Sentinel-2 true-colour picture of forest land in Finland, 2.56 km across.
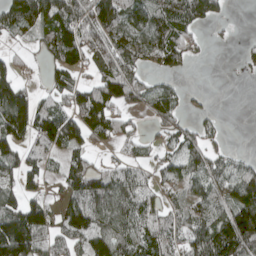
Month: April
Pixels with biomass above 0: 68%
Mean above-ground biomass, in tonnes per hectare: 70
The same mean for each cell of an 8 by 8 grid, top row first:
95 111 83 111 98 103 68 0
15 68 119 106 93 104 10 9
64 38 35 116 51 20 0 5
162 86 118 75 40 60 16 0
73 84 64 42 34 55 47 2
74 34 106 70 33 50 77 85
89 74 104 109 70 42 82 145
161 64 64 104 82 52 110 137
